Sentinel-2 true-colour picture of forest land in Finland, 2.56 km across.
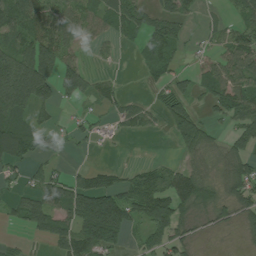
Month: July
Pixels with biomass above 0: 63%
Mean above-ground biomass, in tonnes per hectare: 62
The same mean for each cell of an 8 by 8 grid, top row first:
114 81 70 82 62 61 6 40
78 116 32 16 58 52 16 75
180 129 87 20 18 50 67 73
113 29 17 26 37 84 30 87
132 51 17 20 0 37 56 54
26 52 34 41 62 71 49 80
38 91 131 207 106 86 48 55
10 35 116 123 56 64 8 12
